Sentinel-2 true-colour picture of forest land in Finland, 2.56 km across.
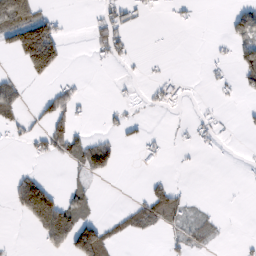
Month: February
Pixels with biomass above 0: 25%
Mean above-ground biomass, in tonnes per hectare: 23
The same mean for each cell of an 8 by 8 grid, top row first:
106 33 0 27 11 5 0 43
79 140 0 33 0 0 3 42
16 25 5 1 6 12 7 30
32 33 13 9 6 4 8 4
8 39 41 28 18 4 12 1
18 10 19 19 6 4 0 1
29 115 37 2 44 41 4 0
1 52 115 29 8 14 14 3
